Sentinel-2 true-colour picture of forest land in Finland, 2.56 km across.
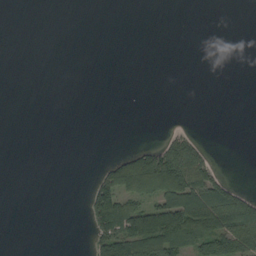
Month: September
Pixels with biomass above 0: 21%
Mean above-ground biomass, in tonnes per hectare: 29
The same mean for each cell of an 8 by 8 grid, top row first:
0 0 0 0 0 0 0 0
0 0 0 0 0 0 0 0
0 0 0 0 0 0 0 0
0 0 0 0 0 0 0 0
0 0 0 0 14 75 13 0
0 0 0 82 173 165 76 1
0 0 3 132 97 138 129 124
0 0 0 117 142 122 134 105
